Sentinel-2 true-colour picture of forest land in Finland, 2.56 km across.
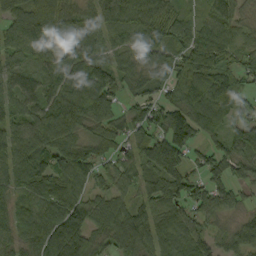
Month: September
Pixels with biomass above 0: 91%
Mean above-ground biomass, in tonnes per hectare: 80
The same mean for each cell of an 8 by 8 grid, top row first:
82 132 63 88 101 57 54 49
77 94 77 55 78 72 133 42
64 71 102 80 65 79 87 49
74 84 92 65 76 99 94 62
78 93 87 84 83 126 45 82
73 113 90 64 69 92 71 50
73 114 96 80 62 71 84 41
75 135 111 70 79 97 39 87
